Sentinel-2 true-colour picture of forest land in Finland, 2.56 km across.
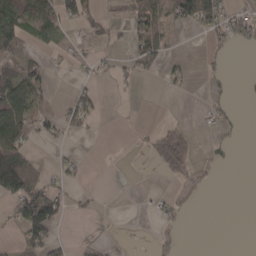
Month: March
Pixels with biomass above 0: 32%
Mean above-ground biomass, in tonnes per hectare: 28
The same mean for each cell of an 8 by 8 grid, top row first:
72 74 62 20 70 56 65 28
39 9 7 18 61 5 13 10
107 32 11 15 9 13 10 2
125 23 53 0 1 0 15 5
104 13 1 0 7 77 9 5
182 23 11 0 1 22 5 0
66 120 8 1 1 12 0 0
15 68 5 4 1 7 0 0
